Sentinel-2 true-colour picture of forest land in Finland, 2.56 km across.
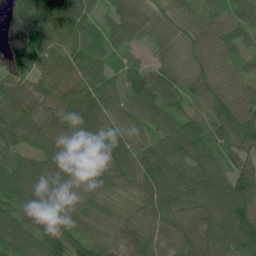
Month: June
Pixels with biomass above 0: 97%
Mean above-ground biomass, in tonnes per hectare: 81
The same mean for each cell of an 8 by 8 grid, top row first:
76 101 105 63 60 57 47 68
65 97 93 69 31 52 72 59
68 91 105 80 103 78 77 66
96 72 123 83 81 71 64 89
72 71 95 86 59 97 82 79
96 85 84 84 110 103 104 91
89 81 65 48 73 80 102 127
83 103 83 54 89 79 80 118
